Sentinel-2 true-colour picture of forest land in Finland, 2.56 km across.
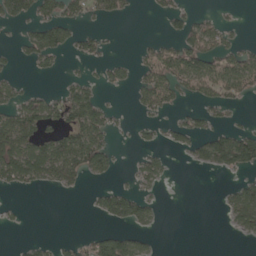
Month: April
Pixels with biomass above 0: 36%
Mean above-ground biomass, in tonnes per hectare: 33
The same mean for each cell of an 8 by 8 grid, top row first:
46 40 35 39 1 31 16 4
15 71 27 4 15 44 67 33
16 7 23 24 41 66 71 77
62 60 97 19 19 16 26 7
94 69 94 22 11 18 57 77
69 58 49 19 36 2 3 22
4 0 0 51 39 0 0 78
2 9 18 64 21 0 0 7
